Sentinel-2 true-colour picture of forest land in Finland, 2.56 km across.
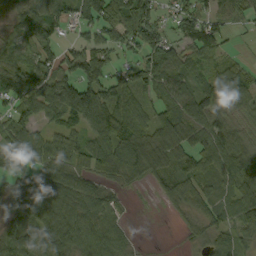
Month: September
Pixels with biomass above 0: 83%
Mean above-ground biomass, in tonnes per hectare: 69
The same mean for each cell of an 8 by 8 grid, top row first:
60 79 51 81 85 60 61 45
60 59 63 56 81 51 70 9
77 85 119 76 77 70 61 69
64 76 112 99 54 84 97 48
96 68 68 114 92 76 78 73
56 93 74 63 65 71 69 97
54 74 80 55 2 36 59 75
85 97 98 78 3 4 54 54
